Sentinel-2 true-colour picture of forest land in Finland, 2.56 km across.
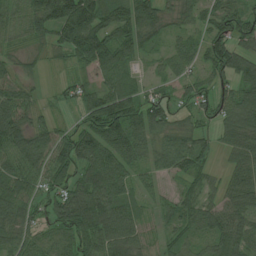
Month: July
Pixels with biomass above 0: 91%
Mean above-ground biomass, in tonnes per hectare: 73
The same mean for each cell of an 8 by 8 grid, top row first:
48 100 145 82 98 40 68 70
39 51 114 97 58 48 78 68
60 19 45 61 35 54 61 76
95 39 61 124 99 46 51 105
101 94 109 119 68 76 37 69
89 88 72 109 58 55 33 68
95 62 138 110 57 54 58 80
68 68 84 94 55 53 66 80
